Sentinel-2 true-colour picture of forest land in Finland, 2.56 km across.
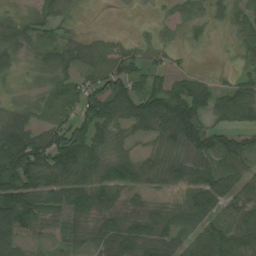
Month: July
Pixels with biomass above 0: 82%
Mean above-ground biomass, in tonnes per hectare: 60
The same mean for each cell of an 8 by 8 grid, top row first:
27 37 9 0 1 24 24 44
48 36 46 48 38 24 4 34
17 30 54 87 55 49 24 35
30 62 71 84 86 123 67 87
105 119 113 35 15 58 87 73
108 105 92 86 46 55 68 57
140 87 85 63 35 41 98 73
75 24 40 95 86 69 100 79
